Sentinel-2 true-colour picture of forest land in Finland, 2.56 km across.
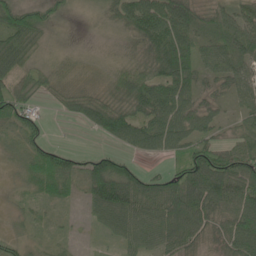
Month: May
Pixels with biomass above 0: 84%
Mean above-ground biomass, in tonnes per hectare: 51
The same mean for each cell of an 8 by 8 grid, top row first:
68 45 8 43 85 83 30 49
74 20 7 14 69 89 45 65
52 36 21 39 75 88 32 57
64 10 49 91 69 81 41 33
26 36 3 26 67 62 54 46
13 73 58 114 45 57 106 73
18 19 12 104 71 85 76 83
29 21 6 19 55 64 41 91
